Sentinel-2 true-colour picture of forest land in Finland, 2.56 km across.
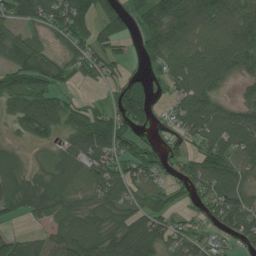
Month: July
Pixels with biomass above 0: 79%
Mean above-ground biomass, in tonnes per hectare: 74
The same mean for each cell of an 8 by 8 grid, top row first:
81 95 98 69 83 111 107 104
92 50 72 63 52 89 83 96
78 93 32 40 48 70 92 34
64 88 68 67 85 56 107 78
23 32 100 111 43 42 83 106
73 61 51 90 77 49 89 77
58 78 63 74 66 40 63 99
66 62 107 86 118 70 53 57
